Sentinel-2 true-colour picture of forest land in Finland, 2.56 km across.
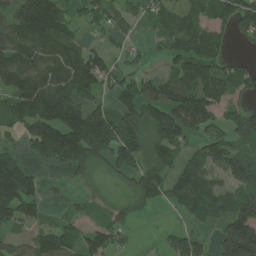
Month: July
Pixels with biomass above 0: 73%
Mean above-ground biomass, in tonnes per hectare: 111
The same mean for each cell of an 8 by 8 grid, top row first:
135 236 63 65 47 73 87 137
135 139 93 32 28 81 120 11
137 142 182 70 98 130 156 109
120 170 170 106 150 180 128 110
55 209 253 193 118 115 96 87
230 19 71 49 127 107 126 104
215 47 36 49 55 80 147 126
69 132 100 102 3 79 32 240
